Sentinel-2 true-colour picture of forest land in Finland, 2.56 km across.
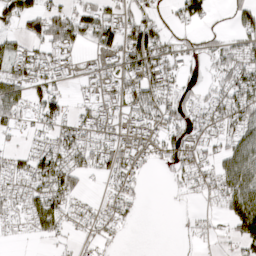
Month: April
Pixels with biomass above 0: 61%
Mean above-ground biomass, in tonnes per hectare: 50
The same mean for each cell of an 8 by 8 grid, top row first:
79 94 62 42 53 34 36 48
38 56 37 66 130 39 33 47
60 51 11 40 97 38 20 80
58 66 32 36 82 55 50 83
12 39 71 52 59 81 48 82
47 98 57 48 18 28 48 124
35 104 27 41 7 4 16 129
8 24 15 18 0 1 16 74
